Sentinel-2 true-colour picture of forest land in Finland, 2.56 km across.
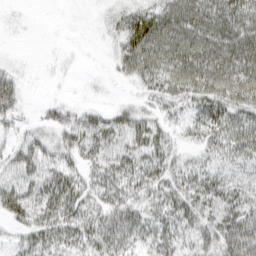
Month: March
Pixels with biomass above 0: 72%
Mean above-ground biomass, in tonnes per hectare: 29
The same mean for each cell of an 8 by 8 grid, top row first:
2 0 0 14 37 52 53 48
1 1 1 10 52 54 52 52
25 1 1 6 29 45 51 49
35 18 22 17 19 16 39 37
25 32 35 31 32 15 25 39
36 38 24 30 30 27 28 19
49 39 32 35 27 36 33 40
14 32 30 42 26 29 35 72
